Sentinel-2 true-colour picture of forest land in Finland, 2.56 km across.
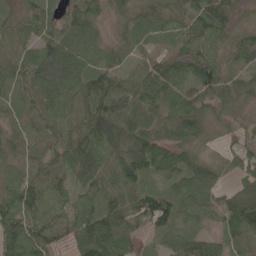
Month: May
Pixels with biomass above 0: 93%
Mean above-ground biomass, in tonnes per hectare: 71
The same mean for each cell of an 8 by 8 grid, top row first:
39 71 71 29 47 49 102 28
64 97 76 41 37 53 71 66
60 107 80 73 98 82 100 42
34 56 50 114 93 82 54 29
50 51 87 110 111 76 23 40
42 74 71 71 74 75 86 49
96 88 61 113 85 84 62 122
116 65 91 120 40 74 64 66
